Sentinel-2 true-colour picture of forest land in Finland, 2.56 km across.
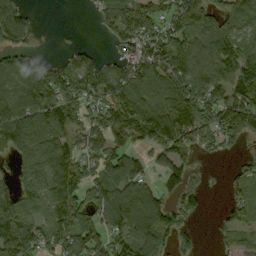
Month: September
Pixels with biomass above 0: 74%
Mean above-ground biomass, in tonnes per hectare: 82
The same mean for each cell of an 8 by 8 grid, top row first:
97 0 0 73 98 82 97 93
63 5 24 17 72 105 94 86
118 122 94 87 100 107 87 113
127 115 66 101 142 172 88 135
112 90 62 90 54 119 60 40
47 112 99 99 68 83 18 44
83 75 100 135 176 63 15 71
116 74 106 75 119 51 2 37
